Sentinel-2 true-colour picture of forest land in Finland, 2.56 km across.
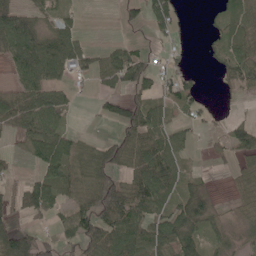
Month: May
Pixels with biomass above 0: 61%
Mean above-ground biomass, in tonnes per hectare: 46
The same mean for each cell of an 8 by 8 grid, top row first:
79 38 16 0 52 51 8 41
89 97 55 26 15 17 14 37
36 81 14 49 58 47 1 63
74 90 4 34 65 29 13 3
12 104 34 44 71 55 6 60
13 58 49 52 67 53 10 29
49 69 57 88 65 60 53 22
92 19 72 73 71 80 34 18
